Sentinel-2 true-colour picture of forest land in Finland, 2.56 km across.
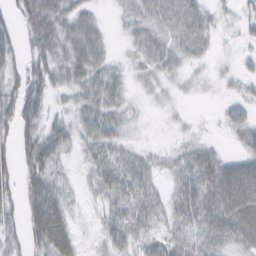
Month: February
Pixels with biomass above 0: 78%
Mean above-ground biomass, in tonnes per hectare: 31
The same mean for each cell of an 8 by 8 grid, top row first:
30 57 38 7 31 48 32 22
33 50 46 13 32 30 16 10
33 42 33 33 17 15 10 19
53 23 28 32 8 8 1 31
48 48 24 34 10 13 17 23
38 40 11 33 30 26 44 80
27 73 10 25 29 26 44 69
23 64 20 30 26 28 27 35
